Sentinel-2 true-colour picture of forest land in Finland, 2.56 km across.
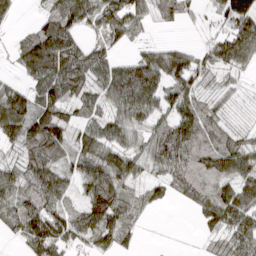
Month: March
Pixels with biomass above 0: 81%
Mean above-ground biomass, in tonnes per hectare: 64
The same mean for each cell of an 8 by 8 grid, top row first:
23 57 79 84 53 48 15 101
40 134 66 37 34 47 42 94
23 94 86 82 114 83 35 18
113 91 37 48 74 63 58 17
53 113 59 74 46 116 74 52
68 105 64 98 37 92 85 79
72 86 55 122 35 7 73 97
28 108 56 70 7 1 21 71
